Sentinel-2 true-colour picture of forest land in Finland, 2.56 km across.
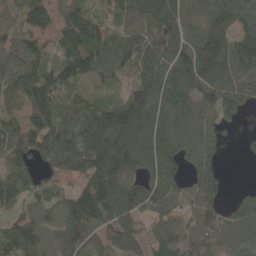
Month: May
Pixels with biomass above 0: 88%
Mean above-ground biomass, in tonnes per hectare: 115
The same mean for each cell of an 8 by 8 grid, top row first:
59 101 138 64 100 139 114 124
77 76 169 85 95 137 165 157
115 154 99 55 101 140 178 136
61 143 134 146 157 164 119 94
120 138 136 182 123 121 116 19
116 61 82 161 107 95 135 0
63 80 169 163 121 99 130 105
149 79 147 107 79 101 168 102
